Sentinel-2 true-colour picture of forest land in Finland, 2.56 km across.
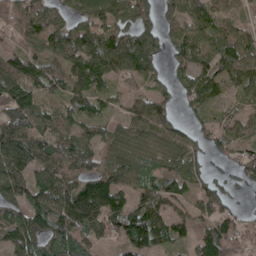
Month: May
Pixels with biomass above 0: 86%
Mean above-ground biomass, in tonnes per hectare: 83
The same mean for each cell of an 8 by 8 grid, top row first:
89 123 76 94 72 87 87 47
63 91 136 153 146 70 69 101
88 86 92 78 70 54 75 74
132 52 71 33 82 56 37 41
148 90 82 67 83 92 42 52
129 102 88 92 97 113 52 50
75 114 138 94 104 56 82 28
89 88 67 43 119 62 91 66
